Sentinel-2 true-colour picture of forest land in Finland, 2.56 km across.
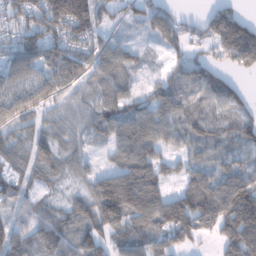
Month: January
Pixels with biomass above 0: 85%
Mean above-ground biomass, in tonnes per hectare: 78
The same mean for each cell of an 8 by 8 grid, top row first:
87 144 169 44 59 49 66 75
97 106 90 59 24 49 53 176
80 93 81 80 22 49 91 35
92 56 63 80 79 72 54 61
54 58 38 55 102 49 53 60
52 29 34 98 131 48 74 93
50 40 62 161 142 136 121 176
74 63 74 70 79 83 26 158
